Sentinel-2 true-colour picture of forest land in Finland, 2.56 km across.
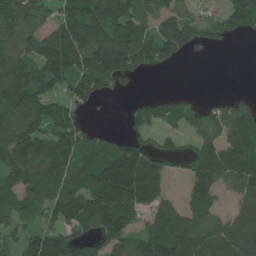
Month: July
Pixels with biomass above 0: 72%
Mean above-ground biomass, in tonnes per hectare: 106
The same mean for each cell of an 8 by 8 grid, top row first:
117 68 196 160 72 114 32 135
98 126 220 226 177 158 44 0
142 138 143 110 16 0 0 0
133 130 53 1 86 89 66 87
153 136 107 55 69 28 100 132
117 145 115 233 218 21 139 144
63 95 146 174 97 65 74 62
49 162 87 106 118 185 128 119
